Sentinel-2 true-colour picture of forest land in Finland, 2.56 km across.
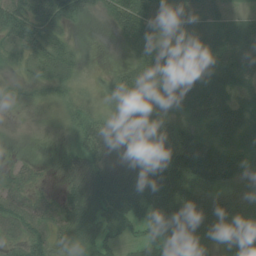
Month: July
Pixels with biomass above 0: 84%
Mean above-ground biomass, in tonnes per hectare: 43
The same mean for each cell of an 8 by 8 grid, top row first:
68 63 37 38 68 34 41 17
30 56 14 6 45 40 43 52
15 27 15 19 48 77 49 35
11 7 25 8 13 33 73 53
6 2 38 41 33 58 51 49
22 10 64 86 83 74 66 38
37 33 57 79 65 79 67 55
34 55 67 43 32 73 54 57
